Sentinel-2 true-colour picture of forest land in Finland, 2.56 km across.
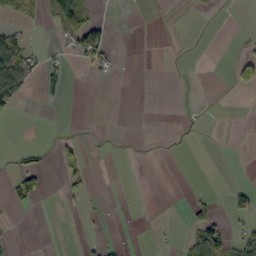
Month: October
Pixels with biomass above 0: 13%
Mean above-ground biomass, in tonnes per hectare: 12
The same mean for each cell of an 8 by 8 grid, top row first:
19 20 42 2 0 0 1 0
51 3 58 15 0 0 0 3
72 36 1 4 0 0 0 51
7 0 0 0 0 0 0 0
1 3 28 2 1 0 0 0
43 16 35 0 0 0 0 0
11 0 7 2 0 1 29 32
1 0 7 4 1 6 90 33
